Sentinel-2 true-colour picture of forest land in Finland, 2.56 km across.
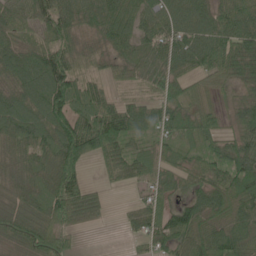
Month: June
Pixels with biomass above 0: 89%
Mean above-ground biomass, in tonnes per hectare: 61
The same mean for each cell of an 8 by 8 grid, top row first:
60 71 58 59 52 62 70 80
54 75 37 46 51 71 89 65
64 128 62 31 43 63 35 43
98 118 71 87 60 60 42 55
62 78 135 95 30 44 52 78
46 64 63 33 42 37 55 91
50 68 81 11 49 55 69 68
54 67 8 0 37 66 83 73
